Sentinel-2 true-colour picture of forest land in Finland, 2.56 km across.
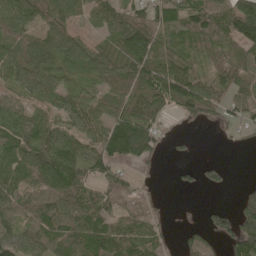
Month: May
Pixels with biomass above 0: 79%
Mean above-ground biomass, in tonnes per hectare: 73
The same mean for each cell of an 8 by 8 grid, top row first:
87 73 50 90 85 94 101 143
59 77 77 63 103 47 46 80
72 93 46 67 92 118 59 67
56 51 98 55 87 41 52 53
88 102 96 121 112 18 0 14
94 131 82 74 16 22 42 1
83 107 105 72 79 7 32 82
101 96 88 114 78 23 67 139
